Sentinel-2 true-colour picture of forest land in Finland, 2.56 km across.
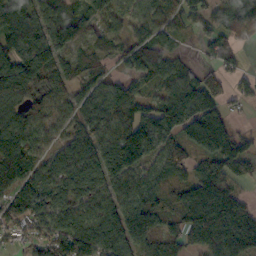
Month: October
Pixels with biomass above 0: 87%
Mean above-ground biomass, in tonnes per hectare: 109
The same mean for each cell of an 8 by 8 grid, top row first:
136 96 79 89 75 60 93 107
150 131 68 59 116 46 54 33
187 127 69 57 82 103 64 47
102 81 81 110 71 174 157 20
188 61 87 112 184 116 134 90
189 81 126 132 112 109 161 81
130 104 114 123 164 114 216 104
46 126 162 152 140 102 136 153
